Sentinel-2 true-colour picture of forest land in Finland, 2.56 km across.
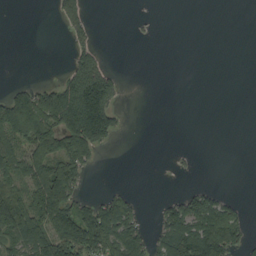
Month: September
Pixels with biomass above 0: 36%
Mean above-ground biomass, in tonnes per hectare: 50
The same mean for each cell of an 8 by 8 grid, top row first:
0 2 36 0 3 0 0 0
0 0 37 1 0 0 0 0
7 13 114 66 0 0 0 0
156 146 180 81 0 0 0 0
83 158 171 26 0 0 0 0
74 174 59 0 0 3 0 0
133 157 82 102 13 61 106 31
88 129 143 118 68 133 178 55
